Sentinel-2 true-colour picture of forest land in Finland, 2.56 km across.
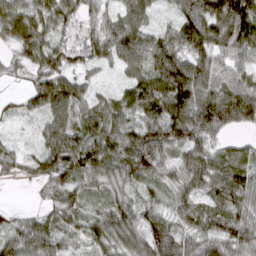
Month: March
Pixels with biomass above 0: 93%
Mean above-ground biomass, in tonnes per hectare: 71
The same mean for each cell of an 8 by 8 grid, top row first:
79 71 54 41 52 54 118 139
45 65 50 70 72 82 98 81
15 84 50 13 75 120 81 60
21 71 64 77 80 111 127 126
18 66 91 84 113 95 68 34
28 64 76 69 89 60 94 95
14 37 62 74 59 65 66 78
69 66 37 76 94 93 80 89
